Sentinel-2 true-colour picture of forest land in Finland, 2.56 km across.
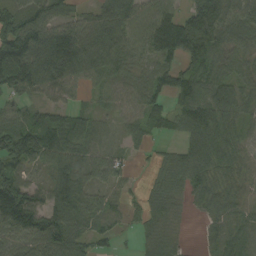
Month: September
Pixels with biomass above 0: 85%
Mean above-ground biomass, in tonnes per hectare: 77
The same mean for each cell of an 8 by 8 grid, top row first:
99 73 40 117 79 77 177 96
171 149 118 98 73 129 114 69
155 104 52 51 64 91 77 62
53 62 47 37 76 60 53 69
119 108 79 37 32 28 92 53
95 61 93 59 13 73 71 51
203 102 49 32 43 41 51 63
82 139 74 31 36 31 31 66
